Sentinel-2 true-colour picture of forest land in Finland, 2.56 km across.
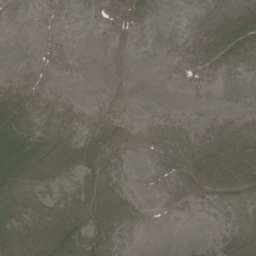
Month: June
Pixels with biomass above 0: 19%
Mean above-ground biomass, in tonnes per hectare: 3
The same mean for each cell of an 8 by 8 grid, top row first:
0 0 0 0 0 0 0 6
0 0 0 0 0 0 3 5
0 0 0 0 0 0 0 0
9 0 0 0 0 0 0 0
25 4 0 0 0 0 0 0
20 3 0 0 0 0 0 1
17 6 5 3 0 0 0 0
17 20 18 3 0 0 0 4
